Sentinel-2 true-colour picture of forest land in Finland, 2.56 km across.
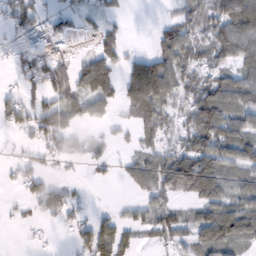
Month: February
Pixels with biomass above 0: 63%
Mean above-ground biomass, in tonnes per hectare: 54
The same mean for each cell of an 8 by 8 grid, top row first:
65 46 30 16 0 35 66 119
37 71 12 55 4 103 55 86
20 68 68 88 116 76 55 80
56 81 63 32 69 42 113 80
15 56 32 27 40 47 114 110
27 39 7 10 73 85 113 57
13 61 26 12 47 47 80 67
1 7 42 96 18 41 87 67
